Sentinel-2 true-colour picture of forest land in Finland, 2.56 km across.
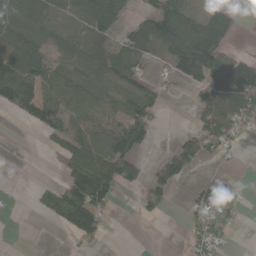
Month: May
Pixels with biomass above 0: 55%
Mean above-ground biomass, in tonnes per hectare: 56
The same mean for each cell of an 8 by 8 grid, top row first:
71 95 117 95 49 114 65 28
92 45 79 78 78 124 143 6
138 81 58 57 32 43 113 139
62 114 75 54 76 0 54 97
0 22 84 106 42 42 63 11
0 1 90 101 37 65 29 15
2 60 114 24 19 2 82 31
1 1 36 2 0 0 58 1
